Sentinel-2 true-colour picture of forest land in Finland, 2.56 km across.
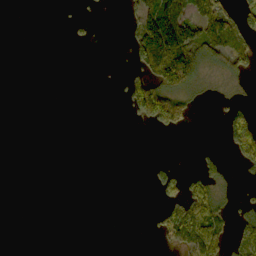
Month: October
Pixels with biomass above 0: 25%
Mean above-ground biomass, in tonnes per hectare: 29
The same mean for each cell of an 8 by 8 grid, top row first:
0 0 13 0 89 113 94 61
0 0 5 0 115 164 83 57
0 0 0 3 89 114 15 18
0 0 0 0 125 109 1 42
0 0 0 0 0 0 4 105
0 0 0 0 4 51 53 7
0 0 0 0 2 64 74 19
0 0 0 0 1 57 94 36
